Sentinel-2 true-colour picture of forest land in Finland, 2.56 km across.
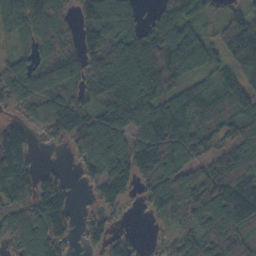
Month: October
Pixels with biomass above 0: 83%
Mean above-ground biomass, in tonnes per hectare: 99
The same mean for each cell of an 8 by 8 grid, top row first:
122 144 79 117 36 109 56 81
40 77 96 108 123 142 83 151
136 134 96 173 153 104 67 94
55 118 109 124 114 116 112 87
138 23 93 111 130 138 77 67
155 44 29 142 87 71 109 122
108 146 18 52 23 87 150 171
110 163 36 68 13 51 131 139
